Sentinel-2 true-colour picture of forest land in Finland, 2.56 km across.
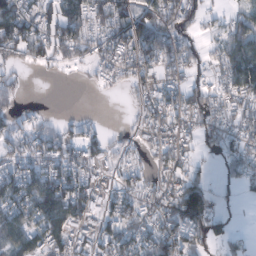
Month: February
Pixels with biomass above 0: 68%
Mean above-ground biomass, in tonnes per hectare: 60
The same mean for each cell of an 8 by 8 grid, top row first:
100 69 70 103 79 83 33 46
69 68 57 81 96 81 24 85
18 4 7 31 59 53 39 108
36 7 6 0 52 75 79 55
42 57 72 33 40 73 43 54
75 90 79 28 45 73 32 52
84 91 99 66 58 112 82 8
79 77 56 77 74 99 65 23
